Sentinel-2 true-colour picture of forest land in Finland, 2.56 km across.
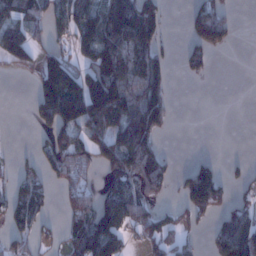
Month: January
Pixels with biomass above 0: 51%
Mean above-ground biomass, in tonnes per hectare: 77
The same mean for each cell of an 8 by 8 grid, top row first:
90 86 141 132 169 1 141 7
108 53 102 115 110 14 97 3
4 140 131 178 118 9 10 0
0 147 176 181 166 13 0 0
1 69 98 127 133 0 0 0
48 54 53 81 144 42 137 22
77 40 72 129 74 43 118 62
50 24 130 149 52 64 28 160
